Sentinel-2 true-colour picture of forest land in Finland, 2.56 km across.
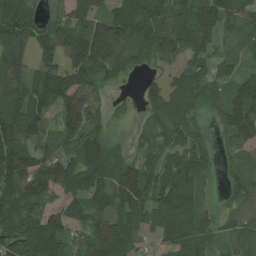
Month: July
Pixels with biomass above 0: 87%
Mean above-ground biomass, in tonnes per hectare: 100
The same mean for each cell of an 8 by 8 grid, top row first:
160 55 96 95 176 136 98 90
108 84 148 133 133 116 66 45
93 133 96 54 41 76 70 72
142 91 118 40 49 103 57 133
135 65 121 51 46 86 39 111
198 155 127 104 102 130 41 110
113 51 80 123 111 130 35 60
188 213 93 167 40 99 68 82
